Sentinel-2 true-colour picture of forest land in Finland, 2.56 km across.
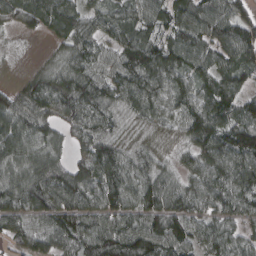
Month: March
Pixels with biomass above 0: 91%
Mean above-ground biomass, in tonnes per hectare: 82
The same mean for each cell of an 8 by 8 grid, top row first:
66 104 83 70 67 85 83 66
11 20 89 61 98 77 75 105
17 87 105 77 93 75 74 75
104 98 103 80 76 67 114 83
108 97 55 80 61 49 108 112
89 114 110 97 83 51 94 99
83 91 92 79 96 89 75 73
54 72 76 105 119 101 69 55
